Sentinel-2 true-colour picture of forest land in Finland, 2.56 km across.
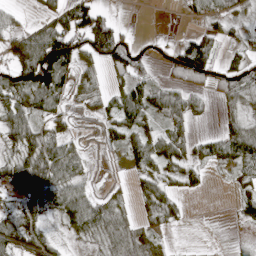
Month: April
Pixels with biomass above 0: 64%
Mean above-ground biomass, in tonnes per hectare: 42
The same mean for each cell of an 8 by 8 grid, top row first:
17 32 118 28 0 2 47 33
56 142 71 115 15 38 78 31
73 114 40 32 50 34 49 66
64 46 15 42 72 73 15 31
45 53 21 18 51 51 35 67
41 70 34 4 35 26 10 27
34 44 79 46 28 27 0 26
54 28 20 36 36 3 1 5
